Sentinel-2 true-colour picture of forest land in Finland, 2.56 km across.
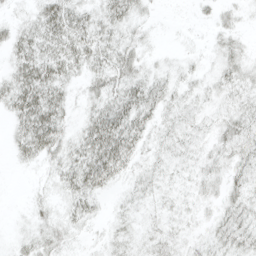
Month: April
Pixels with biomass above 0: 73%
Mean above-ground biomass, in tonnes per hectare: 18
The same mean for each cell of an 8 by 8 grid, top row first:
7 38 26 26 10 0 6 8
25 31 34 26 11 2 5 14
31 41 15 26 22 13 10 20
27 44 9 36 30 12 8 19
19 38 24 50 18 12 10 22
1 8 35 29 10 6 18 17
1 11 21 4 6 7 9 23
7 19 5 10 10 11 13 25
